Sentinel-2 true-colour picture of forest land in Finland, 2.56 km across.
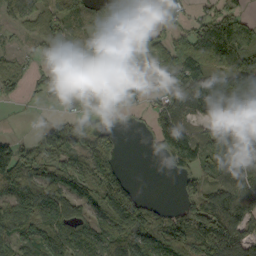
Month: September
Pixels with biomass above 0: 73%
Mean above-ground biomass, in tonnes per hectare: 84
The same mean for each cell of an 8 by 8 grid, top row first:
62 98 83 74 11 31 54 57
20 66 86 55 26 90 138 103
67 44 50 55 35 166 150 117
2 8 46 18 17 84 115 154
57 90 81 69 5 102 130 146
132 89 91 84 0 48 60 114
120 137 62 129 78 52 152 138
111 138 110 148 130 120 170 106
